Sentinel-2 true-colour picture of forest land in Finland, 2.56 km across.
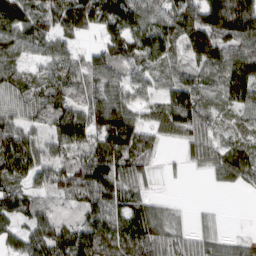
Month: March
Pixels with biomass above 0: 87%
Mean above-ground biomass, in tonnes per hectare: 93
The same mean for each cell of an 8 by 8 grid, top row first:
159 103 163 152 124 126 153 191
83 72 36 101 134 69 146 116
84 72 81 88 78 80 73 120
78 93 100 139 68 148 72 67
143 75 99 140 76 47 89 71
94 87 123 128 55 5 29 92
110 54 71 112 91 16 11 0
79 131 130 125 134 69 59 35
